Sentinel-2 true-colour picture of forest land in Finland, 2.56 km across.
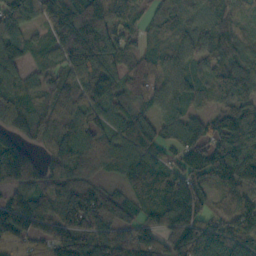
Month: October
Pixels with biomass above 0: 90%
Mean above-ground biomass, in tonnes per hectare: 109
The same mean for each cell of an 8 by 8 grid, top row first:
151 158 208 121 54 108 96 97
111 86 219 134 50 83 91 107
103 61 113 121 93 87 89 112
127 79 119 77 55 63 61 131
44 87 171 109 79 87 112 147
127 79 114 55 133 87 168 115
165 113 136 112 100 96 62 128
100 109 118 115 119 117 140 138
